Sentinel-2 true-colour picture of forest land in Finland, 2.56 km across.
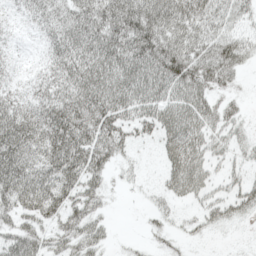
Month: May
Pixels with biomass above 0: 81%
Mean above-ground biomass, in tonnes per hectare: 56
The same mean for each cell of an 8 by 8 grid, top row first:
20 48 69 89 90 89 83 39
11 39 78 92 89 80 66 59
19 50 84 88 93 96 68 18
61 81 93 73 59 72 65 25
86 88 94 66 18 67 61 31
87 77 86 24 12 64 40 30
61 73 62 9 10 22 38 46
68 51 61 14 8 14 8 4
